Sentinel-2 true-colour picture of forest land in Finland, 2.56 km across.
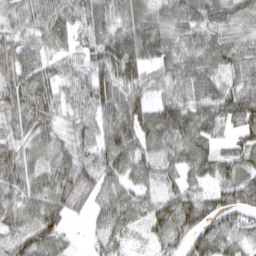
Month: March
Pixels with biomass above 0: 91%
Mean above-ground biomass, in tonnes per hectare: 63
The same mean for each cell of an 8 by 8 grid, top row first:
44 72 61 64 67 71 71 49
54 49 41 95 93 58 60 54
70 67 55 82 59 52 69 61
60 65 43 77 69 92 74 88
48 52 51 83 66 73 63 43
65 66 76 65 54 53 59 80
58 77 28 68 59 95 69 72
73 81 7 82 26 54 74 54
